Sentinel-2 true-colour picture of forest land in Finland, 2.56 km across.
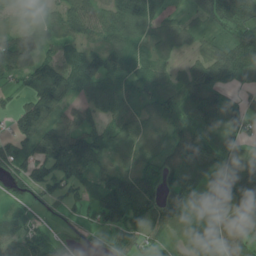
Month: July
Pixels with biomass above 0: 86%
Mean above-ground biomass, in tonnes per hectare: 74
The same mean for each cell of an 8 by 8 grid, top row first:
31 44 85 77 79 35 68 92
109 41 60 73 47 53 44 97
47 157 101 72 63 49 126 69
70 104 57 60 41 91 150 80
82 115 114 73 55 70 92 59
53 75 85 77 74 74 49 95
36 38 47 138 107 119 98 79
76 53 26 43 62 42 79 86
